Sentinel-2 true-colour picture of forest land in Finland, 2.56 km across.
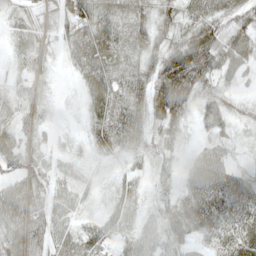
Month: May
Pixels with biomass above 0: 92%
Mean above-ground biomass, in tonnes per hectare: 48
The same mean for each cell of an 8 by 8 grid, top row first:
23 37 80 70 49 48 67 47
25 31 77 73 53 70 88 63
19 30 32 62 51 106 59 26
24 23 15 78 69 75 51 28
43 26 12 69 47 34 38 21
44 46 29 15 24 28 96 42
78 58 27 36 28 45 80 68
55 61 55 38 50 46 41 60
